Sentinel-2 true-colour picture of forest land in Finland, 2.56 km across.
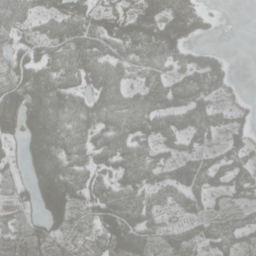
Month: May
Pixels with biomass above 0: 75%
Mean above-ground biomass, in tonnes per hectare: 61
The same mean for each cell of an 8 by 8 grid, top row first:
68 62 87 25 89 69 24 0
40 53 93 46 108 92 29 0
76 101 58 90 50 49 85 3
120 150 97 94 102 71 54 17
29 131 74 84 60 37 27 42
14 156 68 46 74 72 62 52
23 126 27 91 73 21 19 37
31 44 25 75 61 21 40 44
